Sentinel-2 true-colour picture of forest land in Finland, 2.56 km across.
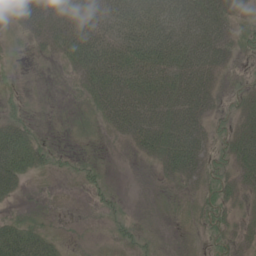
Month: June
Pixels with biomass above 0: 57%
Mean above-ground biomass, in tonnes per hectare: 27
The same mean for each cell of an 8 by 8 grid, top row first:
20 47 45 43 62 49 53 12
5 16 63 59 72 66 59 14
8 0 22 64 76 67 44 7
13 0 1 43 61 62 25 22
58 10 0 3 36 67 25 43
44 6 8 2 0 27 22 31
5 0 0 9 0 2 18 14
49 22 1 6 10 0 9 16
